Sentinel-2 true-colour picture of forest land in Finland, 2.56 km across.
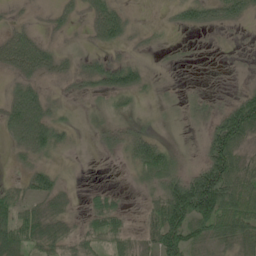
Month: June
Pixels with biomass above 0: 69%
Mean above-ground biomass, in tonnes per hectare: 41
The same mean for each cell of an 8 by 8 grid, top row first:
10 15 21 68 9 31 51 42
77 36 11 31 11 8 2 6
33 23 35 63 35 4 2 8
81 54 8 23 12 9 28 103
36 66 6 29 62 11 53 61
11 45 1 1 45 61 112 80
55 39 12 55 23 128 130 98
70 66 47 43 32 102 55 63
